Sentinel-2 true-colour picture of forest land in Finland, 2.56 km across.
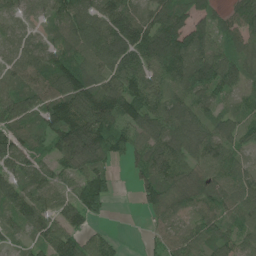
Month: June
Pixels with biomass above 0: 87%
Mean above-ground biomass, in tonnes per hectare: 80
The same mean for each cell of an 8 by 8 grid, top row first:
49 54 86 117 68 107 64 104
57 60 95 116 146 179 108 63
51 73 123 91 103 117 127 66
75 76 124 135 112 84 49 44
76 58 174 93 70 85 87 48
58 63 71 43 72 85 76 75
68 79 106 20 47 64 69 88
28 76 80 47 15 66 67 63
